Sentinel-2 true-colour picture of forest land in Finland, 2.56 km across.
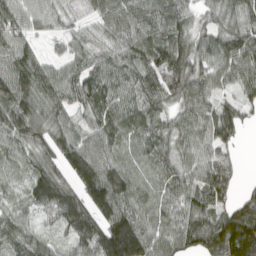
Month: April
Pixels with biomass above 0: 92%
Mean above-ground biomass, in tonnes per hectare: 90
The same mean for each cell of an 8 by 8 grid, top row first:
106 83 39 107 101 91 52 86
101 24 60 69 105 102 88 117
118 114 99 86 80 109 84 85
130 90 62 88 82 66 77 64
88 92 98 81 81 76 79 29
49 109 116 124 56 69 114 35
48 86 106 118 69 74 84 106
88 44 90 173 141 99 140 234
